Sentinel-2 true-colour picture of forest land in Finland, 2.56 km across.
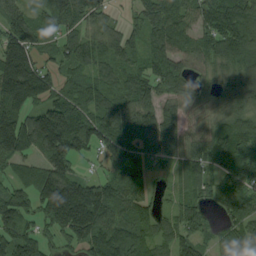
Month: August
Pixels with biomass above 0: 88%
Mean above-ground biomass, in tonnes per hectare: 113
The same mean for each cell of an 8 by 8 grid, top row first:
148 111 118 43 85 105 106 126
195 78 108 92 81 102 80 120
262 111 80 81 106 100 47 79
176 159 132 131 121 79 72 132
185 201 140 131 108 107 107 133
82 161 89 85 70 59 98 122
139 155 258 122 72 70 61 116
131 55 109 157 100 110 52 107
